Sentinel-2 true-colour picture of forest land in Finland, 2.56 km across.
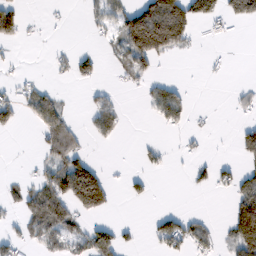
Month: February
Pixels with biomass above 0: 32%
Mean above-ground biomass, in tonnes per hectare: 40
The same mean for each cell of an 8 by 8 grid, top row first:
78 6 4 47 136 138 67 90
10 4 8 18 168 56 3 0
17 9 29 6 31 13 3 1
46 70 7 56 8 61 4 12
0 57 37 14 9 5 5 50
5 52 177 10 22 2 28 47
26 117 86 18 1 6 1 122
31 54 46 83 7 75 37 129
